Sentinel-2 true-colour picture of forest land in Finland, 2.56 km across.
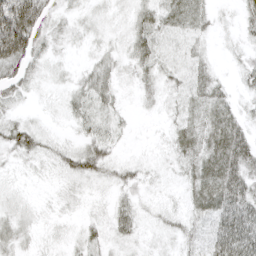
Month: April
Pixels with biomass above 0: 76%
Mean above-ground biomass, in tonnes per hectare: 20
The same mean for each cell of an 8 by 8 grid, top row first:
86 28 8 5 19 29 16 12
82 19 5 9 28 9 7 8
30 6 14 23 15 13 25 12
9 3 22 15 3 12 33 15
36 15 20 22 1 20 37 43
5 5 30 17 13 7 46 43
8 3 4 17 9 7 36 53
21 5 14 15 6 14 29 68
